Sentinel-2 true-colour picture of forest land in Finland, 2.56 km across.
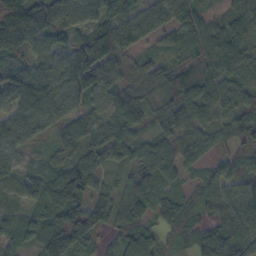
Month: October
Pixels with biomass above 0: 92%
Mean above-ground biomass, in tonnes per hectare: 80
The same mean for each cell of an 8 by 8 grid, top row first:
194 141 80 86 80 98 45 81
107 77 126 131 25 66 107 71
119 113 150 98 56 88 83 52
98 111 67 76 57 68 63 60
84 31 85 92 68 78 53 58
54 74 89 28 72 48 51 58
49 82 110 80 81 85 43 99
59 100 105 31 73 28 85 102
